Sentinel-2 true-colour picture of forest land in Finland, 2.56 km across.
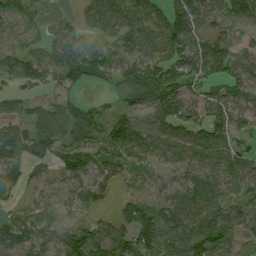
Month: August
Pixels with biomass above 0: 84%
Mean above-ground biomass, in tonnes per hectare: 74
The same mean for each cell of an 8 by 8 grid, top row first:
44 17 33 89 114 110 65 77
30 46 84 35 69 108 127 39
62 55 50 42 116 92 93 86
48 70 75 50 63 96 76 72
132 86 84 110 96 94 100 48
100 36 82 52 27 48 84 92
28 44 34 30 92 89 92 69
91 43 131 124 99 108 109 54
